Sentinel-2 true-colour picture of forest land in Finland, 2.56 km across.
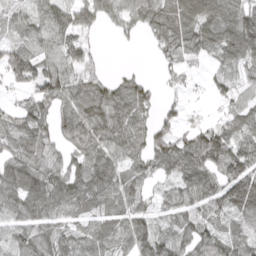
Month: April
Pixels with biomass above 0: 82%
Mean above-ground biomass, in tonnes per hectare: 73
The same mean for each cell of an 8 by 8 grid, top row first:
51 82 77 53 81 95 97 97
69 70 67 3 9 71 71 106
52 96 80 39 28 22 23 52
56 67 95 105 60 35 11 58
84 71 83 88 77 93 121 82
98 107 97 95 59 78 76 109
85 110 82 63 48 66 64 93
77 85 82 70 86 77 85 77
